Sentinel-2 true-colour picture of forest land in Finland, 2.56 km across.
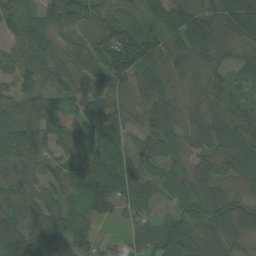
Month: August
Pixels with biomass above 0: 94%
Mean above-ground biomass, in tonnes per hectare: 70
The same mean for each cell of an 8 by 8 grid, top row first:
80 60 70 64 31 92 96 117
56 73 67 87 82 81 102 66
71 59 66 73 69 67 67 46
69 62 57 93 58 75 72 75
104 57 73 105 40 54 75 99
79 64 73 106 54 43 69 65
83 91 47 60 48 39 76 69
81 67 47 22 67 100 73 44
